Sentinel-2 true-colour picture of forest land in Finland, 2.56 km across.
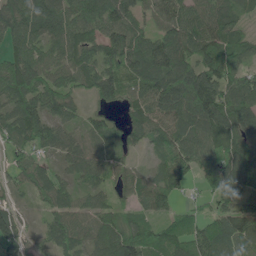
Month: June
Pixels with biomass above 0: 91%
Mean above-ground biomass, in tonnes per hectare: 79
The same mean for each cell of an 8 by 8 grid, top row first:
106 118 96 103 55 109 87 44
69 77 98 92 89 112 86 58
113 87 73 96 96 140 109 75
90 80 36 30 75 114 133 95
70 63 60 51 45 81 87 89
49 69 65 42 39 85 80 110
35 49 54 48 50 45 36 82
80 60 74 101 98 101 115 103
